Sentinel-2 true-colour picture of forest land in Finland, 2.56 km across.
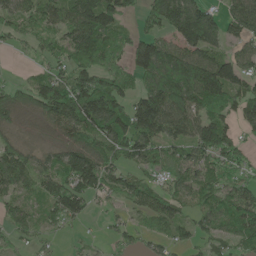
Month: May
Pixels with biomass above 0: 80%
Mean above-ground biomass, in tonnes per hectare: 83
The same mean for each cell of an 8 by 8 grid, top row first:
80 77 159 123 56 142 88 87
28 50 108 72 124 93 98 49
17 92 117 94 76 152 159 114
63 95 143 129 141 134 96 77
53 35 79 103 120 79 125 68
109 92 136 72 49 61 74 64
67 62 67 23 74 65 72 105
34 24 15 33 48 50 62 77
